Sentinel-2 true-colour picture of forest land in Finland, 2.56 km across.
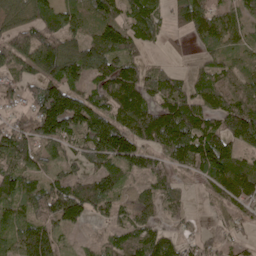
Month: May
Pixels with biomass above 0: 84%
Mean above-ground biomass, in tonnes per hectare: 89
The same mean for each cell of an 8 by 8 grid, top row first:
87 103 103 98 127 57 103 65
133 131 98 126 48 10 52 52
57 89 61 129 92 50 74 82
46 194 159 118 134 148 89 146
134 85 73 202 100 130 124 110
108 61 68 91 62 48 68 98
68 128 131 57 68 39 11 54
87 138 14 58 102 54 44 31
